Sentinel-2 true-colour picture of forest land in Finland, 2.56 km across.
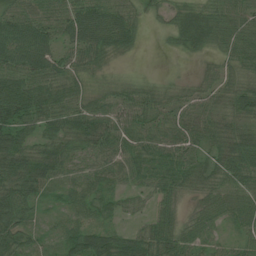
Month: July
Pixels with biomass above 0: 91%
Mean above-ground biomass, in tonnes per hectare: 53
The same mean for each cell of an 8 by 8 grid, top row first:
62 69 83 75 28 40 56 56
72 61 64 58 9 23 38 64
83 71 47 25 22 15 31 42
90 69 57 51 58 49 50 60
68 48 51 57 54 52 46 77
75 61 41 49 49 58 47 71
100 21 42 39 21 38 42 54
67 27 71 69 72 67 38 35
